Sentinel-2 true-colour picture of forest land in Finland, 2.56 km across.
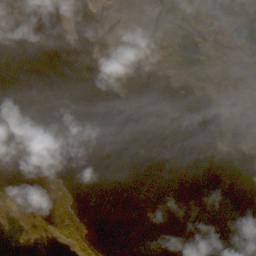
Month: October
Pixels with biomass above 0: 18%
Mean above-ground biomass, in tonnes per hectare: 18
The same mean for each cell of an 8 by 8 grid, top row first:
0 2 15 6 7 67 129 151
0 0 0 1 2 122 127 102
0 0 0 3 0 40 104 73
0 0 0 0 0 0 3 49
0 0 0 0 0 0 3 20
0 1 0 0 0 0 0 0
13 2 5 0 0 0 0 0
0 12 60 0 0 0 0 0
